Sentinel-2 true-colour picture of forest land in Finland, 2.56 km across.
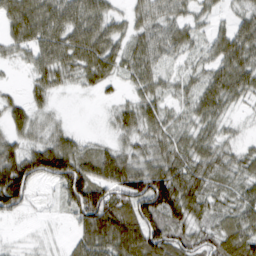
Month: March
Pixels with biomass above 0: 81%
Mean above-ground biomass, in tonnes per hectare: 52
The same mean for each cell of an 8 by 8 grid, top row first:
66 74 69 40 41 42 24 29
39 75 78 53 56 44 34 73
2 46 34 35 45 24 44 64
35 18 0 19 54 22 50 11
39 54 33 24 38 49 46 22
113 91 105 85 93 80 55 39
66 5 99 110 115 84 41 44
5 6 46 95 123 75 62 77
